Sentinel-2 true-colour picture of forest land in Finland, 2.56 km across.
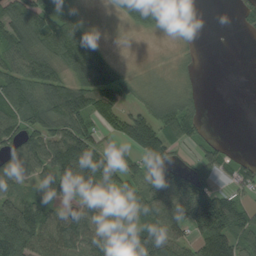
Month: August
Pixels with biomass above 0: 73%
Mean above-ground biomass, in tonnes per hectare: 75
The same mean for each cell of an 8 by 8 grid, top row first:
106 93 39 17 113 16 0 29
94 86 105 10 1 11 7 0
98 93 59 89 26 23 0 0
101 114 117 100 79 106 9 0
89 104 137 33 129 61 45 2
87 107 227 113 81 106 59 64
128 67 70 60 93 123 181 77
154 97 93 91 96 76 132 84
